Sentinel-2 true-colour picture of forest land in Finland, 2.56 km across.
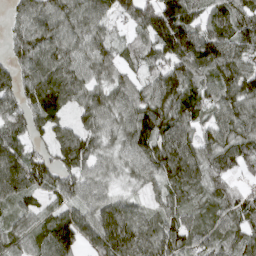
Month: March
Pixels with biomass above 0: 92%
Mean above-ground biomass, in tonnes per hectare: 81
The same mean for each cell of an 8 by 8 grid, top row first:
47 93 89 63 102 131 65 88
66 91 71 57 66 144 120 89
70 107 81 60 59 116 78 108
78 100 60 79 108 118 66 95
86 59 99 49 101 113 72 91
116 75 78 36 62 96 75 34
52 44 69 83 47 71 65 75
68 80 82 117 98 89 67 75
